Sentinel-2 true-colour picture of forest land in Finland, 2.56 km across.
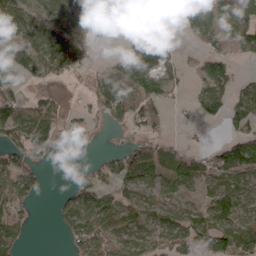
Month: April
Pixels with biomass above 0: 62%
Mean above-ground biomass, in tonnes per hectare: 58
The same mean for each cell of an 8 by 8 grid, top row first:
105 81 76 12 5 43 91 82
66 103 47 6 72 31 35 50
55 41 20 66 71 42 88 31
102 80 21 66 72 7 50 69
63 62 30 10 62 28 17 88
76 7 20 64 83 88 76 71
70 3 108 78 81 54 68 76
64 0 79 73 84 78 92 79
